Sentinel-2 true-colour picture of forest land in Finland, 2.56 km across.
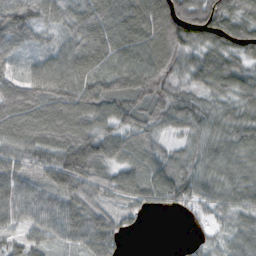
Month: October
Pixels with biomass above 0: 91%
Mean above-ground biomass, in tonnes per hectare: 77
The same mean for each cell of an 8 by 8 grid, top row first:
98 57 78 100 118 107 108 80
52 40 91 90 106 83 79 68
57 113 101 86 88 43 85 69
112 110 114 87 63 70 57 62
87 93 127 94 71 32 75 78
98 81 123 70 93 118 70 68
91 86 92 42 49 51 48 54
51 60 74 72 0 3 23 54
